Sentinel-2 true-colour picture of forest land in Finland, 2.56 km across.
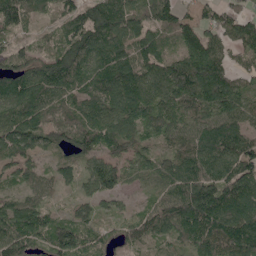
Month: May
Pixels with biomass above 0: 93%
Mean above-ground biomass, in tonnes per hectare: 98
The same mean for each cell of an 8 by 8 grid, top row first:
118 48 113 153 100 83 47 75
60 54 129 125 101 80 114 76
119 124 116 149 118 145 167 68
126 91 96 122 107 103 115 104
127 74 105 104 62 77 124 112
65 46 68 107 56 107 119 130
90 58 50 40 44 123 145 134
115 95 112 50 62 78 118 150
